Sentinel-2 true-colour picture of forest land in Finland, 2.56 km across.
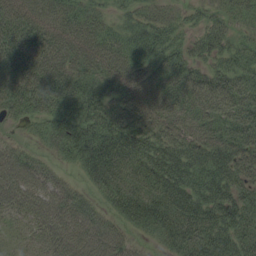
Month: August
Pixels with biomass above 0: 91%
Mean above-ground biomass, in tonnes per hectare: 69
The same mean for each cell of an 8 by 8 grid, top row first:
83 68 59 27 37 23 32 42
111 90 71 71 82 56 51 51
98 105 67 77 67 73 60 70
63 84 98 83 74 60 57 81
27 32 96 111 77 73 74 84
73 54 30 99 86 94 83 71
46 71 75 52 97 95 85 87
21 48 74 70 20 74 94 76
